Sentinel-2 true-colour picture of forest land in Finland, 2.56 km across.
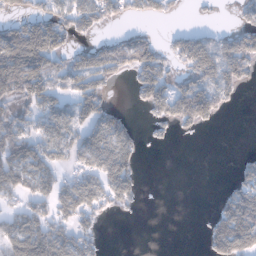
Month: January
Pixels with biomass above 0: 51%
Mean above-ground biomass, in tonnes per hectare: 57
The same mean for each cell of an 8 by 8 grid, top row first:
41 80 80 47 33 15 4 24
128 123 34 58 70 58 107 108
104 79 77 34 85 43 95 69
54 65 75 50 25 100 97 2
97 72 72 100 21 4 0 0
90 64 62 110 14 0 0 36
41 60 96 36 5 0 5 117
114 136 65 0 0 0 53 145
